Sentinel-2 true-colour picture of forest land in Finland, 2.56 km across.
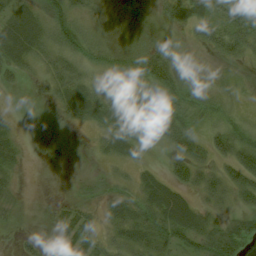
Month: August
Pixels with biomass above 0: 72%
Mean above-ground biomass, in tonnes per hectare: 26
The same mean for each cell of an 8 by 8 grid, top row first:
18 44 29 9 8 36 39 47
28 34 51 33 34 8 31 45
16 22 32 34 47 41 12 18
2 4 21 35 38 50 26 12
15 7 4 24 26 37 30 47
12 0 7 16 12 26 34 50
13 9 24 20 38 39 22 26
6 9 26 24 33 41 43 45
